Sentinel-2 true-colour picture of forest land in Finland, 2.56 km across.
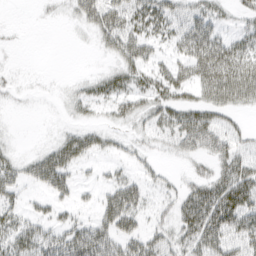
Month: March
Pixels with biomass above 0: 53%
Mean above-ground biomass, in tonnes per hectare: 23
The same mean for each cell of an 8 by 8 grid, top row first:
0 4 26 41 36 27 28 16
3 0 1 26 31 24 49 28
5 1 7 23 23 28 41 49
2 0 12 16 26 31 29 17
4 9 33 11 11 23 38 20
25 42 8 10 15 7 27 39
19 13 9 40 20 25 56 50
33 28 39 32 33 28 45 32
